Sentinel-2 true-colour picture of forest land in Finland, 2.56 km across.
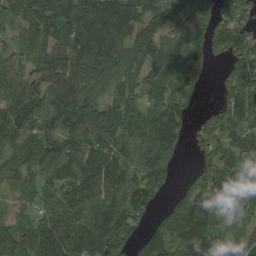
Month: August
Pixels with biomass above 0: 87%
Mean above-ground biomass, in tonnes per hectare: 107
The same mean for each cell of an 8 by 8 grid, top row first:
85 128 202 187 128 88 82 98
51 94 124 132 125 132 107 137
85 124 114 88 109 127 41 154
126 131 134 131 99 104 36 131
86 89 125 134 127 98 59 84
60 83 110 125 130 32 91 86
36 71 103 117 91 145 139 76
117 121 124 155 78 155 136 58
